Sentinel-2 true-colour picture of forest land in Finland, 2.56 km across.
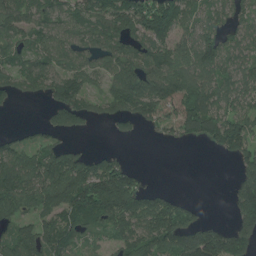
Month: July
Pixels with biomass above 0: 72%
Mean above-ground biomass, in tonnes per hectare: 93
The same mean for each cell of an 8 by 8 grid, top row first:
98 82 74 111 171 139 65 59
86 89 79 94 105 104 123 72
82 109 100 87 134 143 106 83
8 36 83 74 125 190 133 99
55 56 13 6 4 42 54 141
129 145 150 183 29 0 0 57
96 98 161 178 116 79 7 114
119 112 70 54 122 140 141 120
